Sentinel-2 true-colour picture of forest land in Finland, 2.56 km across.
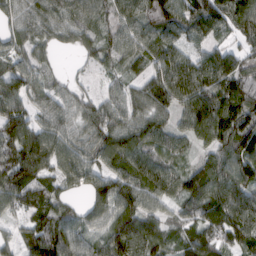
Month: March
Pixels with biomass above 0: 91%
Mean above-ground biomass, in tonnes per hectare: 92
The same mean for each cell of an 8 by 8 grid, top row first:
70 84 94 83 94 96 111 114
67 50 62 75 80 82 66 67
119 47 20 37 70 113 107 111
117 90 78 88 79 81 146 128
125 132 83 104 106 60 75 130
127 91 96 110 95 79 113 120
86 87 47 120 108 59 108 128
56 150 96 99 123 54 112 84
